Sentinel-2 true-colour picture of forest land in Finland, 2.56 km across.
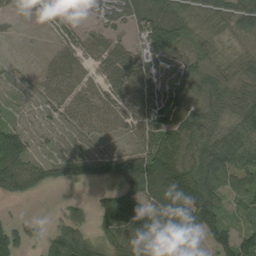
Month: August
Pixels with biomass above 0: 84%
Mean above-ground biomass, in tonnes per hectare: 73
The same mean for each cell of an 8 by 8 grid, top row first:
30 52 19 67 79 70 57 71
3 22 74 72 84 56 45 22
15 62 70 62 95 86 89 55
10 30 79 75 89 108 93 94
95 14 29 19 71 141 111 110
124 59 55 76 118 193 131 92
4 4 28 139 91 124 152 34
102 81 107 85 95 72 56 94
